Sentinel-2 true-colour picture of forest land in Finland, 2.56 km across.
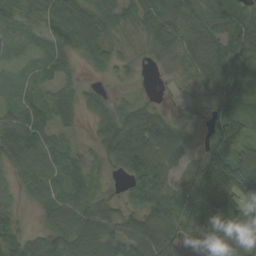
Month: August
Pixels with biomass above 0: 90%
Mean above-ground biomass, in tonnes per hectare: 74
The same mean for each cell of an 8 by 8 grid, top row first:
62 92 98 63 77 73 86 57
13 40 84 44 26 67 97 72
21 42 32 22 9 23 91 95
47 56 51 81 58 27 47 63
90 64 16 101 106 79 79 82
39 70 55 26 85 47 205 179
31 59 75 47 84 83 188 141
71 80 100 82 124 87 178 140
